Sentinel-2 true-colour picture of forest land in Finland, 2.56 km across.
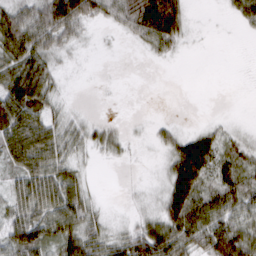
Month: March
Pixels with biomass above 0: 67%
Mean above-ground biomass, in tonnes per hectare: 40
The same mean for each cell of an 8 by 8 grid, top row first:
60 103 94 37 88 83 1 29
73 55 12 1 17 20 1 0
80 52 3 0 0 0 0 0
93 44 8 1 2 1 2 1
75 64 30 21 7 49 72 20
40 61 27 0 6 90 62 52
41 61 59 8 14 89 63 49
60 51 67 40 74 74 71 80
